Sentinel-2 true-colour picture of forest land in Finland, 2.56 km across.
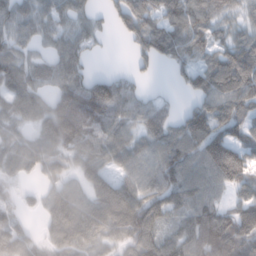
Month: February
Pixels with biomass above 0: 82%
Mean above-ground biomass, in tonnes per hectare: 74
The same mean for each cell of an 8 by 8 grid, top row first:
66 62 54 41 82 82 71 40
52 36 60 3 66 83 57 78
75 52 67 72 20 22 89 131
70 92 207 101 64 36 103 83
58 74 104 82 60 85 134 95
36 43 49 60 68 86 86 120
42 60 85 135 104 66 79 76
83 43 78 59 89 65 107 106
